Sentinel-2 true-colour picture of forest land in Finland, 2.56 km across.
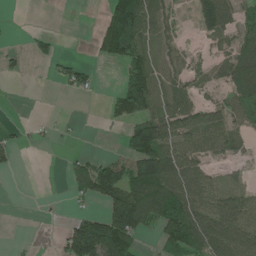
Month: June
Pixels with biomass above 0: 52%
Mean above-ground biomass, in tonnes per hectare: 58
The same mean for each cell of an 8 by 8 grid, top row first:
0 0 0 112 132 23 109 53
10 23 0 118 63 30 11 71
7 8 48 2 106 46 24 105
0 1 0 40 95 84 50 66
29 10 4 2 170 79 58 27
4 0 64 134 178 120 41 11
0 0 13 101 170 130 76 78
2 1 195 194 30 104 122 104
